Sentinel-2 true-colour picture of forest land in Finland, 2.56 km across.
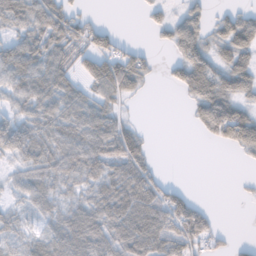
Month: November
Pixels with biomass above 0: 68%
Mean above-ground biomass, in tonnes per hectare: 46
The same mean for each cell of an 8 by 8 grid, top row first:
58 74 36 0 10 25 29 44
68 64 48 49 19 40 45 69
71 76 39 100 36 30 75 59
36 60 66 48 1 0 72 69
65 54 75 60 41 0 10 53
25 51 55 56 73 2 0 4
21 37 50 62 86 79 19 0
22 47 69 69 86 78 44 9
